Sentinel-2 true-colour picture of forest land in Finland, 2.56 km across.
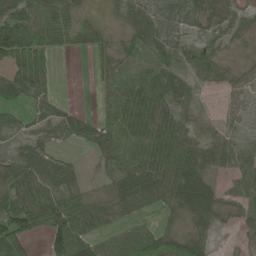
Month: June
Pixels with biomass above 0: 80%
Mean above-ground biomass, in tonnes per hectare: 47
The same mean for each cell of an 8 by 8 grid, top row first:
76 70 28 14 54 73 55 43
106 66 36 31 44 59 33 13
71 29 0 33 39 44 35 41
21 38 19 54 77 48 14 51
27 26 25 57 55 63 47 52
54 51 17 32 70 62 38 59
93 85 54 30 32 31 57 30
114 66 63 40 64 68 35 10
